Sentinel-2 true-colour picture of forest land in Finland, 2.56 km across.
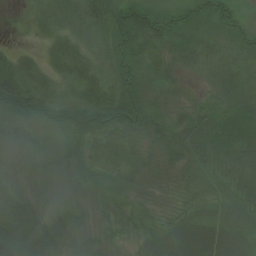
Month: July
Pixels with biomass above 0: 96%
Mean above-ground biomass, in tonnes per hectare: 43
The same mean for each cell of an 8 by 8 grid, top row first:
6 35 53 64 79 43 63 29
11 22 42 47 50 44 37 42
67 34 46 47 39 23 17 43
49 48 54 62 57 19 34 69
23 21 44 39 24 46 65 90
15 17 42 45 30 21 44 59
57 27 36 38 30 17 39 56
94 74 41 21 43 63 67 56
